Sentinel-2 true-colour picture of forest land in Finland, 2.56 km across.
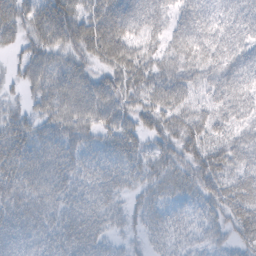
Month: February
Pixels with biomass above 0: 91%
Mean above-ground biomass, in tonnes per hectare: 51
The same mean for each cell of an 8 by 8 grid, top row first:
52 71 55 76 67 43 58 57
24 55 53 76 47 49 63 58
22 54 59 51 56 58 47 65
31 48 67 59 50 55 44 48
59 53 47 43 33 50 51 52
57 64 46 45 48 54 59 54
57 58 60 41 35 28 34 65
59 57 72 26 20 30 27 37
